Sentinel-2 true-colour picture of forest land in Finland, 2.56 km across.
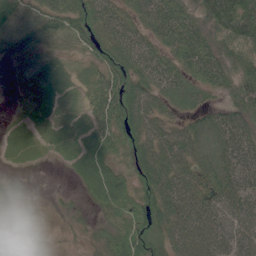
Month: June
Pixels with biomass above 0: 90%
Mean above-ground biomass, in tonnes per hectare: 52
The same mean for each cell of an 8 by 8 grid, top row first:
23 50 73 60 57 75 60 96
20 18 35 79 58 68 65 68
9 27 29 85 70 61 60 64
6 22 25 98 83 32 40 60
34 23 49 57 73 69 67 69
12 2 43 64 68 81 73 70
27 9 15 51 70 77 78 67
62 12 13 60 77 67 77 65
